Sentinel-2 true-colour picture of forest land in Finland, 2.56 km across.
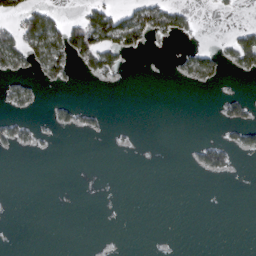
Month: March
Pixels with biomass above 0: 16%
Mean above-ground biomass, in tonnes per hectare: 13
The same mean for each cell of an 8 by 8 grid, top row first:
34 41 22 57 61 40 1 2
61 76 64 53 14 4 13 59
23 19 5 11 0 7 25 5
14 5 19 1 0 0 0 22
25 2 0 2 0 0 25 23
0 0 0 0 0 0 12 1
0 0 0 0 0 0 0 0
0 0 0 0 0 0 0 0
